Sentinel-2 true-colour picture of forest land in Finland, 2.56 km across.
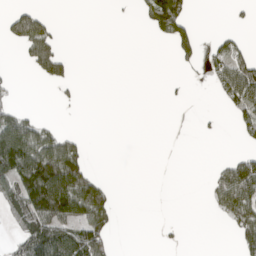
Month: April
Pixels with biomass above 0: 28%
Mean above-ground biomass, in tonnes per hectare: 35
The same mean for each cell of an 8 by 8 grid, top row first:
61 19 0 1 28 114 0 6
16 81 0 0 0 45 16 23
8 57 8 0 0 4 17 94
39 0 2 0 0 0 2 45
139 80 29 0 0 0 0 12
98 155 98 2 0 0 11 121
66 126 99 38 0 0 9 80
36 124 111 38 0 5 0 42
